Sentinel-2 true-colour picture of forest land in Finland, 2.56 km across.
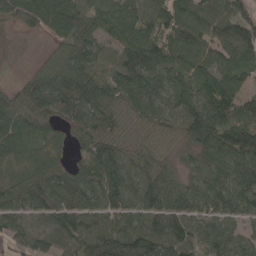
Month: April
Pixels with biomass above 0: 91%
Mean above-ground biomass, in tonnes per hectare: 82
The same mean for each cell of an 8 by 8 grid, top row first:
66 104 83 70 67 85 83 66
11 20 89 61 98 77 75 105
17 87 105 77 93 75 74 75
104 98 103 80 76 67 114 83
108 97 55 80 61 49 108 112
89 114 110 97 83 51 94 99
83 91 92 79 96 89 75 73
54 72 76 105 119 101 69 55
